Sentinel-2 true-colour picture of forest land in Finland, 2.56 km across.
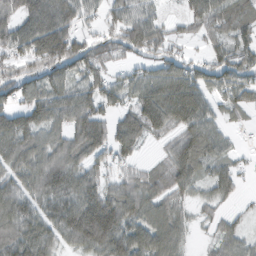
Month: February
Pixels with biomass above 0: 83%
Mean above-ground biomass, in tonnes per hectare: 75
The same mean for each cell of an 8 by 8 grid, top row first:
74 107 69 54 70 23 83 81
75 123 90 61 81 39 33 63
82 93 82 56 74 99 60 72
84 95 111 55 106 97 56 33
102 81 100 89 42 56 75 15
91 117 89 45 52 75 51 35
107 87 133 115 92 53 27 15
112 90 115 114 95 78 20 52
